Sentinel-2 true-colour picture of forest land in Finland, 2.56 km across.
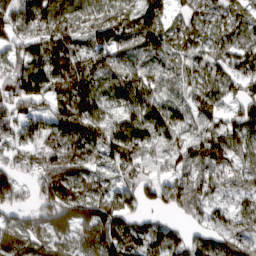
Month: March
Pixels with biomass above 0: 92%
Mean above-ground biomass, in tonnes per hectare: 84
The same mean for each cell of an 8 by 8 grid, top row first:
97 138 75 77 109 41 63 57
70 107 75 90 78 66 54 70
103 128 135 79 72 56 68 77
72 72 110 42 95 76 69 80
78 87 105 96 73 75 125 93
74 107 97 49 69 86 90 70
63 113 113 110 54 73 81 49
91 86 91 129 94 68 87 75
